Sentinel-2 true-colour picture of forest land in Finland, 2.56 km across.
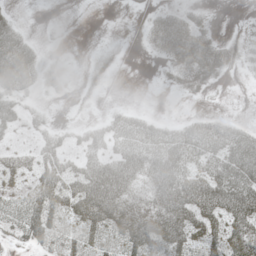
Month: May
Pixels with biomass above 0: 63%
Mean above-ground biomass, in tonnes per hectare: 33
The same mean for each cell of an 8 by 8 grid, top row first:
13 1 0 0 9 35 10 4
58 6 1 15 12 70 61 34
57 26 10 11 0 22 34 4
36 9 4 14 14 1 13 1
11 28 22 38 54 57 43 53
30 47 52 72 50 65 64 74
32 58 56 60 41 67 65 79
17 41 36 29 56 45 39 58
